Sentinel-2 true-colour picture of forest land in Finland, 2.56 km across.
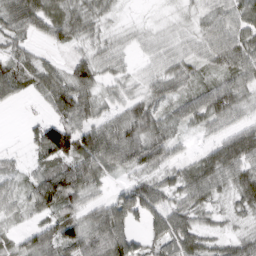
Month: March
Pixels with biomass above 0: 86%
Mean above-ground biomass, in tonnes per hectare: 53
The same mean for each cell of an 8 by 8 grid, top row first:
79 71 58 22 3 12 39 51
45 23 31 34 22 37 51 69
77 57 77 30 33 55 36 61
4 29 72 36 59 45 79 44
5 130 98 93 97 40 26 94
32 74 88 31 52 46 68 60
31 60 57 71 80 55 42 40
30 63 90 97 40 81 40 44
